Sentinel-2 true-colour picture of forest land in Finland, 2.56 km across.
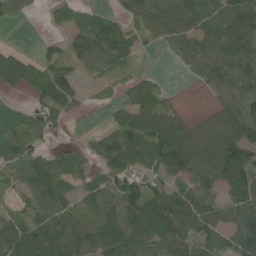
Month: June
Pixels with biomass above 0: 75%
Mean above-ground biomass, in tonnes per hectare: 66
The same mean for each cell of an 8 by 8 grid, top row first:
33 11 21 38 84 99 83 107
18 22 52 84 24 63 83 95
72 98 34 17 34 2 59 81
9 47 13 30 99 36 26 69
56 19 15 67 105 133 88 107
35 90 50 77 68 68 67 158
27 81 52 77 129 110 70 96
113 115 95 105 91 87 62 78
